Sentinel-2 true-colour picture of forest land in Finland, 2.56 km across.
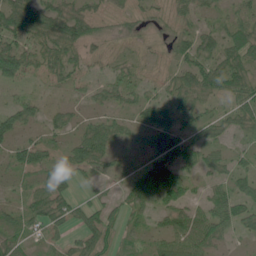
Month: June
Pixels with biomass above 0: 73%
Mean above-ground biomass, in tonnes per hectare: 43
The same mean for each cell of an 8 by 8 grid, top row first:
91 79 65 22 23 33 16 34
65 74 49 11 10 35 43 79
37 26 21 27 22 40 71 72
54 27 17 27 34 57 29 56
41 29 58 42 17 56 55 13
20 54 35 23 74 75 32 40
24 77 42 32 44 60 53 63
37 29 45 40 21 70 67 14
